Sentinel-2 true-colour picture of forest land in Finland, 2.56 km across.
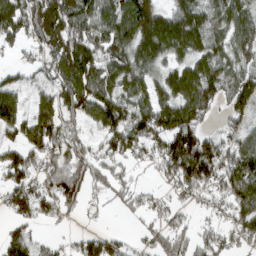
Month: March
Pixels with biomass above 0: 78%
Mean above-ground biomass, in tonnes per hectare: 92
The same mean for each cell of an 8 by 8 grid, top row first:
134 178 129 118 153 106 91 97
49 106 143 100 140 110 97 80
45 56 135 95 91 112 125 89
107 111 87 130 102 149 82 81
84 125 60 84 92 138 110 87
95 86 77 60 10 114 128 153
89 83 45 22 39 45 32 109
93 17 40 63 33 83 64 73
